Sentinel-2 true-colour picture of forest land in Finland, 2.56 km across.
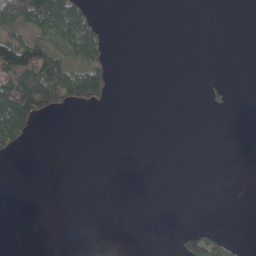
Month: May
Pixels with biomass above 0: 18%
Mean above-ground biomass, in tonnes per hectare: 21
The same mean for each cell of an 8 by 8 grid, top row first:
97 140 84 0 0 0 0 0
119 59 100 16 0 0 0 0
147 110 96 30 0 0 4 0
153 48 9 3 0 0 8 0
44 0 0 0 0 0 0 0
0 0 0 0 0 0 0 0
0 0 0 0 0 0 0 0
0 0 0 0 0 9 62 7
